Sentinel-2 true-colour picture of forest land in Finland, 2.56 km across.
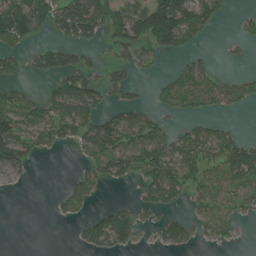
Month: July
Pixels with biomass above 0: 50%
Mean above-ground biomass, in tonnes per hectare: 63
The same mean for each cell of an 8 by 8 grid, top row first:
152 87 134 101 150 173 84 18
60 48 61 33 61 81 11 16
39 39 95 56 12 62 68 40
105 85 117 47 56 42 39 17
139 68 69 123 120 74 93 81
27 0 48 77 89 98 76 129
0 5 44 39 46 29 71 58
0 0 28 95 13 63 31 7
